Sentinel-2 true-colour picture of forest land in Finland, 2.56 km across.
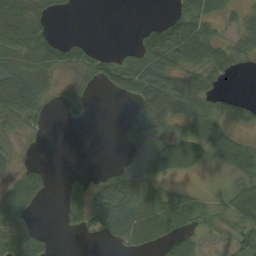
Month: September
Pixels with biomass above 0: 58%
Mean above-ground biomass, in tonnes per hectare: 41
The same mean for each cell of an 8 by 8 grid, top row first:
78 36 1 0 1 49 52 26
80 70 45 9 53 118 68 37
84 43 24 61 112 61 43 3
52 15 25 0 45 42 41 30
10 1 0 1 57 70 66 42
26 25 12 56 69 28 2 39
61 2 48 114 91 73 25 62
57 18 6 30 59 44 16 42
